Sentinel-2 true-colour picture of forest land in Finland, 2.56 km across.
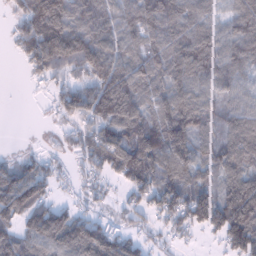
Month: January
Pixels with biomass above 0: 83%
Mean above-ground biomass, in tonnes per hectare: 90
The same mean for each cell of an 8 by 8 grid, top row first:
42 152 88 95 98 117 78 98
37 163 148 101 80 118 131 101
0 54 66 141 87 114 92 64
0 18 97 137 92 138 97 100
4 14 54 116 143 142 77 143
109 80 37 62 126 91 53 119
126 100 42 23 67 112 137 160
91 121 134 109 46 31 16 127
